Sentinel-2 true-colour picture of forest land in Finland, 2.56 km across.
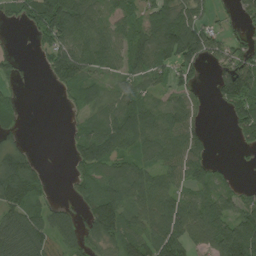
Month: August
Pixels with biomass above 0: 71%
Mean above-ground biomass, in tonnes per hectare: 65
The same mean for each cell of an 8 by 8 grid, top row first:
34 110 99 56 72 86 37 34
3 53 82 84 98 116 77 45
22 24 79 38 54 48 14 164
23 0 34 63 70 70 12 68
38 0 61 86 75 82 37 35
150 26 42 64 70 58 71 12
86 55 40 131 81 77 95 79
97 61 50 76 77 94 76 176
